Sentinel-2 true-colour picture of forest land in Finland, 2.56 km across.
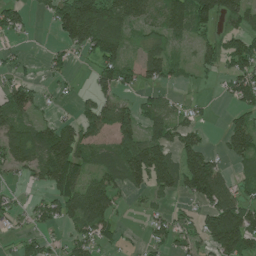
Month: July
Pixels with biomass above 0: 63%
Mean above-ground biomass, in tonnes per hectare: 72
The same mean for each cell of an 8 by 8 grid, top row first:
55 41 194 116 77 104 119 94
17 18 65 105 61 33 60 98
50 21 5 80 51 33 12 98
95 19 55 97 68 53 11 62
94 127 115 63 120 86 34 108
27 108 115 88 109 105 169 43
33 61 126 77 23 29 78 127
32 40 62 46 25 59 88 157
